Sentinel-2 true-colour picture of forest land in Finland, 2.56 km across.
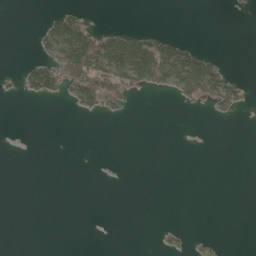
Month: May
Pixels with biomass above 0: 15%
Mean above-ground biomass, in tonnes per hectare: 15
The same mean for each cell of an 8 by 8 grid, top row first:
0 12 32 0 0 0 0 1
0 28 113 84 85 65 3 0
9 53 89 69 57 63 91 13
0 0 20 13 0 0 5 9
0 0 0 0 0 0 0 0
0 0 0 0 0 0 0 0
0 0 0 0 0 0 0 0
0 0 0 1 0 8 6 0
